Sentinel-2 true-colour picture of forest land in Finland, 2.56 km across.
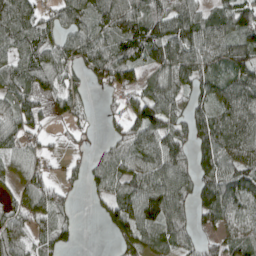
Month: April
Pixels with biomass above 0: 79%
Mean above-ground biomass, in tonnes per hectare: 76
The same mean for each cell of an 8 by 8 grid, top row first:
117 46 94 132 102 117 68 109
81 81 93 89 107 130 101 98
84 85 43 71 54 71 72 94
86 52 26 25 101 61 78 108
65 22 17 43 83 87 102 111
53 51 34 76 89 103 85 90
59 73 11 66 128 98 103 71
68 59 13 30 74 83 41 75
